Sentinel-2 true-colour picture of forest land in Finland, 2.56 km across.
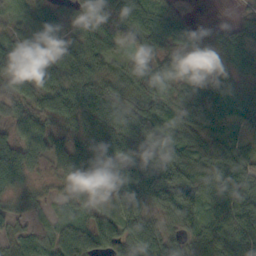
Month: October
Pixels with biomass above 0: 92%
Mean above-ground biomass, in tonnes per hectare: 65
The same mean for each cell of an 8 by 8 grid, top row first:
29 60 57 86 82 47 0 13
36 55 71 68 52 70 53 64
62 54 86 79 96 50 64 51
54 57 78 85 106 55 58 60
57 57 61 83 106 86 74 45
64 24 83 70 118 101 60 86
36 22 63 34 66 141 68 100
42 48 73 44 87 53 85 87
